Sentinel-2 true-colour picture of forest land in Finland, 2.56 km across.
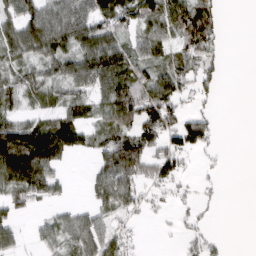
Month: March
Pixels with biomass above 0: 63%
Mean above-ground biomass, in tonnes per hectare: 57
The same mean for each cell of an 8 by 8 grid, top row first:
69 80 82 80 79 98 66 0
75 85 81 97 59 56 58 0
46 61 80 96 81 77 39 0
43 47 48 71 104 69 35 0
156 178 70 83 98 72 44 0
138 105 2 109 69 69 11 0
40 18 17 74 30 16 13 0
43 45 76 76 7 6 34 0
